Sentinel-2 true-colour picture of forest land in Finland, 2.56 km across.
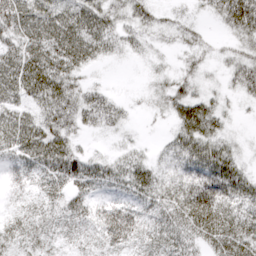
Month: March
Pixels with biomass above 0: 83%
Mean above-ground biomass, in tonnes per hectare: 33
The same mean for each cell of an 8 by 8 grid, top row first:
60 46 51 39 35 14 16 73
43 57 55 27 16 13 14 26
54 62 23 2 6 33 14 39
38 37 43 30 7 37 47 11
51 54 15 7 8 34 48 14
19 32 44 30 35 40 57 37
16 20 24 34 25 49 73 37
29 18 12 37 24 36 43 60
